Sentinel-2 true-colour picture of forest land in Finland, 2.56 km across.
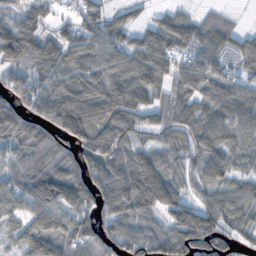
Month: October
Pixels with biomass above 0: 85%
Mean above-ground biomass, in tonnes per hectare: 82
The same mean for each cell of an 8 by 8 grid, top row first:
56 57 65 45 21 51 37 11
130 70 84 76 91 77 77 85
68 67 79 81 97 44 79 67
87 89 131 96 89 69 78 94
63 99 89 104 48 67 84 79
81 140 93 111 138 54 76 54
56 127 100 98 112 122 103 76
51 112 86 81 98 117 126 50
